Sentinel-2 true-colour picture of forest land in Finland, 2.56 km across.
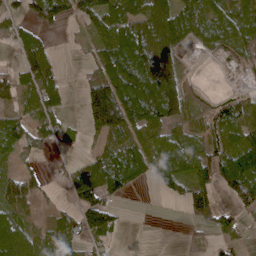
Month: April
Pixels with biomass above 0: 67%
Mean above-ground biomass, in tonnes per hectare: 69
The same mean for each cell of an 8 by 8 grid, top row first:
43 98 64 100 91 100 87 85
45 52 11 112 138 71 42 67
67 89 15 132 138 113 1 8
53 91 22 189 137 106 56 80
73 41 12 63 89 76 74 99
64 23 80 116 51 92 79 159
90 19 70 49 0 6 94 67
92 88 50 31 0 1 25 25
